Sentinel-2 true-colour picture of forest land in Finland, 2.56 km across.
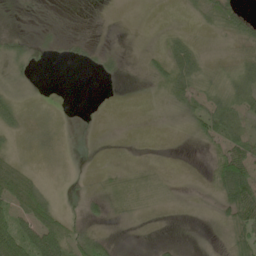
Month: May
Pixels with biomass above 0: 54%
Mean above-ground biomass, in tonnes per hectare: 17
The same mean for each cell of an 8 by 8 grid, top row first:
4 3 0 1 0 2 22 31
20 10 13 8 3 30 3 18
9 0 0 10 7 39 20 28
23 6 0 0 0 13 39 30
9 11 3 1 1 0 17 34
44 6 1 6 6 1 10 67
43 46 11 12 6 1 2 59
81 80 53 19 3 6 1 36
